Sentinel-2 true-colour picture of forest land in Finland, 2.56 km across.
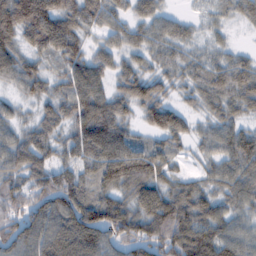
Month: February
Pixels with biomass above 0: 91%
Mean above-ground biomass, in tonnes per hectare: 68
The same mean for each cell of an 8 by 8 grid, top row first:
122 116 84 52 49 27 23 39
62 76 58 43 51 44 29 17
55 46 86 52 75 40 66 81
28 44 84 92 55 58 41 50
65 53 78 104 40 38 42 83
57 79 57 85 92 41 41 80
71 93 100 98 82 110 73 51
96 101 126 81 107 108 103 65
